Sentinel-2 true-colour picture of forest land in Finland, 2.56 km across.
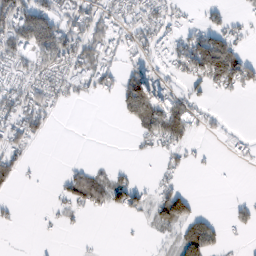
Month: February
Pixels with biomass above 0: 43%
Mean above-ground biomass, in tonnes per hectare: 34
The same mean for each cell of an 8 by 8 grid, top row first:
77 76 54 48 43 26 18 12
60 85 65 39 45 40 124 40
43 57 49 33 79 21 73 75
57 32 0 6 116 75 14 0
37 3 0 0 19 42 2 10
27 1 49 27 2 16 2 0
8 6 34 43 29 93 2 19
1 3 2 0 3 40 84 4
